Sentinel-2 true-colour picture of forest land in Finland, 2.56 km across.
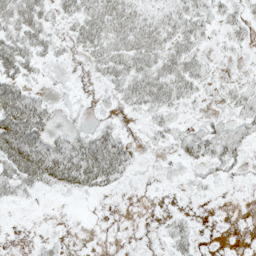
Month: May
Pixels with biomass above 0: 62%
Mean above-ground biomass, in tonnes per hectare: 21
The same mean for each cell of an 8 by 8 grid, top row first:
38 22 34 39 24 26 23 18
40 21 20 35 39 30 13 12
37 11 4 25 39 41 16 10
62 21 5 8 18 14 9 22
70 36 33 44 7 17 34 23
45 49 52 37 4 9 12 8
6 1 1 1 1 3 1 1
1 8 1 2 3 26 2 1
